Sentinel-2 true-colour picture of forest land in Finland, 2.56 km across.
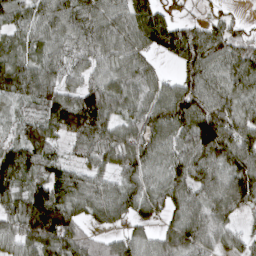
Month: April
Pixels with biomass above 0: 89%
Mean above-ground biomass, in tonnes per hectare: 90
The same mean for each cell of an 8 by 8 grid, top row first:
48 91 103 84 115 36 27 17
61 71 84 89 78 123 124 83
111 92 55 81 81 64 99 89
46 102 160 103 99 145 162 88
68 69 78 92 103 86 151 119
101 74 75 63 90 96 113 134
78 180 78 94 79 73 100 94
71 119 90 53 63 106 96 48
